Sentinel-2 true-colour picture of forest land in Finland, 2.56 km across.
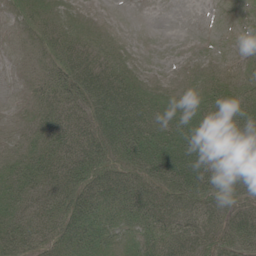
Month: June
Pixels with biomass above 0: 82%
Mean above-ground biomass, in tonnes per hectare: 46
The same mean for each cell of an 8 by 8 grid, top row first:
16 33 14 1 0 0 0 3
6 34 45 24 1 0 1 3
2 33 79 72 21 8 24 22
7 39 54 113 73 39 55 74
16 43 58 97 110 72 73 90
37 44 71 66 84 108 97 100
33 39 81 59 70 67 66 57
47 38 78 40 41 60 51 77
